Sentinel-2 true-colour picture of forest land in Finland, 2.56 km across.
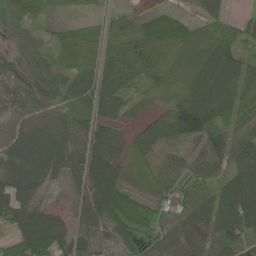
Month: June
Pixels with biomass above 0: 87%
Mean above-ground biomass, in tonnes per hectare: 61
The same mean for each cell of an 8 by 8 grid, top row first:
38 22 16 30 26 23 38 19
26 44 48 49 84 53 57 65
48 56 67 98 50 28 93 78
53 63 62 73 27 95 126 79
72 104 90 87 57 52 72 64
94 61 74 84 16 48 54 82
78 42 45 96 53 23 66 136
78 106 46 39 58 50 45 66
